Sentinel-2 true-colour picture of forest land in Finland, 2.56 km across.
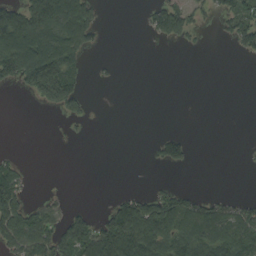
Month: August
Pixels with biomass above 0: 36%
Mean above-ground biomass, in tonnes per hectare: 49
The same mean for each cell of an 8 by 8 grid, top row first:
127 150 144 0 19 100 18 79
165 154 96 0 0 7 2 40
82 172 35 6 0 0 0 0
0 14 35 0 0 0 0 0
0 0 2 0 4 65 0 1
72 0 0 0 0 2 0 0
118 54 19 64 116 88 67 49
100 108 118 178 179 90 89 94
